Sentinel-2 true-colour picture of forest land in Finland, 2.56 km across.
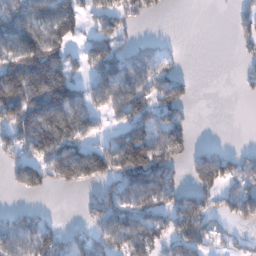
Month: January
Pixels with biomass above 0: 58%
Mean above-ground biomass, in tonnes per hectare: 84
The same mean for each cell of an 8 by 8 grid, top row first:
142 145 121 87 44 0 0 55
134 187 43 112 52 8 0 33
198 230 78 129 99 66 0 19
145 174 99 56 103 96 0 0
75 130 92 70 159 97 20 5
72 97 106 108 181 58 131 85
35 11 26 106 80 102 87 107
90 93 69 86 109 100 87 33
